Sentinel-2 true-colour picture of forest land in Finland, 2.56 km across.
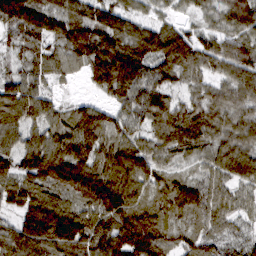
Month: March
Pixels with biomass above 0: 94%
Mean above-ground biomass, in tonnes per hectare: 96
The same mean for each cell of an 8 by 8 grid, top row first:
162 122 91 103 45 34 47 114
53 61 131 147 111 138 86 91
71 62 18 181 112 61 69 114
116 79 78 63 99 82 89 77
83 110 136 89 74 100 82 107
106 143 166 126 101 49 61 96
81 159 102 141 82 83 86 47
123 150 131 137 154 48 61 44
